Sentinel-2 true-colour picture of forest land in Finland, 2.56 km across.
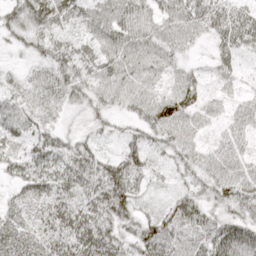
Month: April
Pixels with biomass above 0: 89%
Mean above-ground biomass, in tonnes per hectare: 46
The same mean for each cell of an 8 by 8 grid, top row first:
43 64 44 69 57 63 59 47
20 41 41 67 67 44 16 41
17 41 46 67 61 39 19 20
47 25 19 32 47 73 32 31
30 49 38 12 40 49 24 33
44 67 61 77 37 20 44 55
34 52 60 70 18 47 38 48
46 54 67 57 63 63 57 63
